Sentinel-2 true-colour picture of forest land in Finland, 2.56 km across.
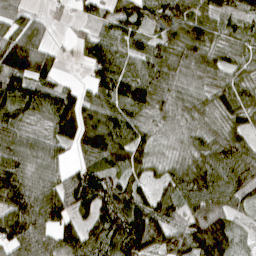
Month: April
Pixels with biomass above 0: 89%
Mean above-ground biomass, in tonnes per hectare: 88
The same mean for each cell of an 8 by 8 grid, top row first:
42 27 27 68 70 101 78 62
157 62 45 88 75 81 93 56
126 69 16 112 115 70 59 65
102 98 127 102 80 51 47 72
80 59 104 124 70 16 63 80
124 72 111 88 53 64 107 107
135 145 92 139 133 85 152 53
132 91 101 120 156 101 182 33
